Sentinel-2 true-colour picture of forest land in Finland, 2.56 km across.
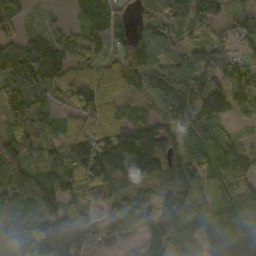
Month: October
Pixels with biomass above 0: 91%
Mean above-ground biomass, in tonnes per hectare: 103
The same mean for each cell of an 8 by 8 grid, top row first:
95 13 65 104 71 83 152 115
81 121 76 81 111 62 119 64
112 109 87 73 92 125 122 118
124 61 93 59 47 111 131 73
118 91 113 184 222 91 99 58
130 145 141 173 151 112 73 109
87 111 97 63 62 84 77 109
99 169 132 50 61 139 129 141
